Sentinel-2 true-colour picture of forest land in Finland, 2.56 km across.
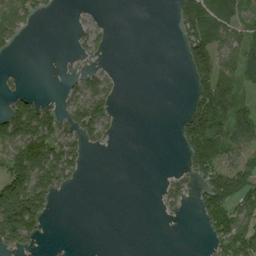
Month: August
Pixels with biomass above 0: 41%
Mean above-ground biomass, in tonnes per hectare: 51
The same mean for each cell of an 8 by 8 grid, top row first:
51 12 5 1 0 34 114 68
19 0 28 14 0 10 131 85
7 0 52 30 0 0 87 64
96 64 99 43 0 6 127 71
105 120 62 12 0 23 160 80
164 148 27 0 0 24 83 108
274 69 0 0 0 18 111 84
106 7 0 0 0 0 31 110
